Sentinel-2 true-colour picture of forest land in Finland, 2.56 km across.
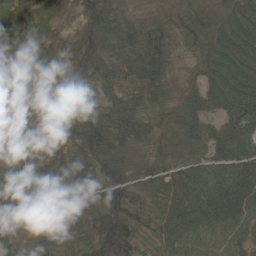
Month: June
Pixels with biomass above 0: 98%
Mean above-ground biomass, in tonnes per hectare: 69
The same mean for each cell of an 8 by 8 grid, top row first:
96 67 71 79 42 63 36 64
82 72 68 83 93 53 60 80
78 63 56 53 74 42 61 78
98 66 76 65 56 56 64 86
70 54 90 89 41 64 88 91
63 76 70 70 52 65 81 93
53 50 33 72 48 98 107 89
33 47 63 124 45 95 71 63
